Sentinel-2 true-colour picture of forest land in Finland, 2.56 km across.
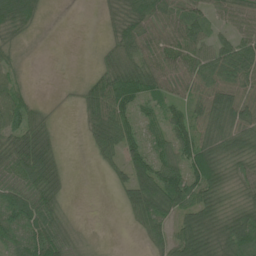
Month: June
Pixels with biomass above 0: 76%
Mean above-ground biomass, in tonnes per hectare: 47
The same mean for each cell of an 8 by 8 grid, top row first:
76 9 0 32 64 57 44 52
20 1 1 30 58 57 50 67
28 0 11 62 71 50 63 76
68 12 21 77 36 44 67 80
49 39 4 57 61 77 67 60
61 55 1 17 87 75 95 37
84 55 1 2 73 62 58 42
62 90 16 1 21 59 74 90
